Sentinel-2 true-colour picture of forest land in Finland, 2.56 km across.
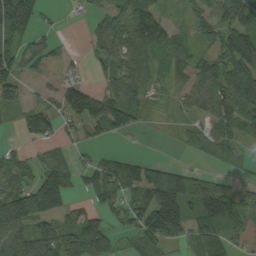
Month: September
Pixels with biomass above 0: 71%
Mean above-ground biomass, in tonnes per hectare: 76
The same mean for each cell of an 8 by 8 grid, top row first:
195 15 15 73 158 22 75 96
102 50 5 94 119 85 55 142
84 24 43 64 72 50 105 119
44 79 127 160 45 24 69 111
16 32 42 17 0 18 72 49
73 110 39 85 33 10 57 12
152 146 40 50 118 156 178 115
107 86 100 50 97 77 145 37
